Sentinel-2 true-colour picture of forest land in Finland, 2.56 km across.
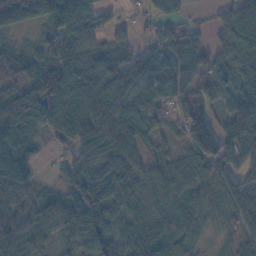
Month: November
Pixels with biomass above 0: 87%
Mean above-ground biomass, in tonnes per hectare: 75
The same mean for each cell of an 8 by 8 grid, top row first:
160 130 117 24 22 42 11 70
31 82 110 60 36 67 46 68
60 114 133 82 79 68 64 68
141 128 77 97 79 53 59 127
99 29 80 107 54 32 107 114
132 12 67 87 71 66 77 79
107 34 99 74 53 64 59 96
126 45 73 84 74 67 14 36
